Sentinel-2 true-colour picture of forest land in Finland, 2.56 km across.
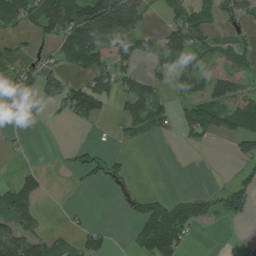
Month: July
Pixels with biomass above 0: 47%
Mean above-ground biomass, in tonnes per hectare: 42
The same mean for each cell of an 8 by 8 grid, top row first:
68 84 94 114 33 39 44 50
32 13 82 101 31 61 39 40
90 38 34 50 37 28 58 56
23 7 104 19 56 38 128 106
6 1 16 11 10 7 15 51
31 15 16 42 1 0 1 24
79 3 3 4 51 68 41 43
88 53 42 18 63 89 0 3
